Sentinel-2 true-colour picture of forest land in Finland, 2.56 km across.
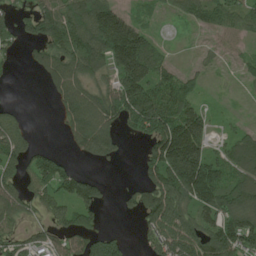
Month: June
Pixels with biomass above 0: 68%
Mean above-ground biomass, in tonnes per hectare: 93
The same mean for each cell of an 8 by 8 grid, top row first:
58 117 153 153 25 33 71 87
34 93 158 229 161 4 19 29
7 60 112 71 168 79 20 19
37 4 148 133 165 146 45 6
108 11 82 99 53 241 83 110
82 126 94 5 53 228 189 122
90 59 115 15 140 145 119 139
56 58 95 103 38 151 143 162
